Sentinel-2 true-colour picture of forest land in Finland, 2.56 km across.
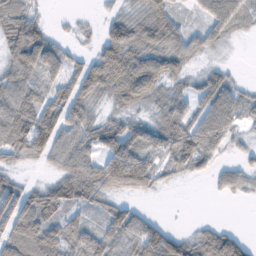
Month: February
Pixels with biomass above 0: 75%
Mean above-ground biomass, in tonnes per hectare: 52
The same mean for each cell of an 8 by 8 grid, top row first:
54 12 6 35 59 43 53 43
82 66 16 95 67 68 31 2
63 42 84 95 93 39 48 12
73 68 59 25 21 65 59 43
76 90 64 60 57 91 63 15
22 19 76 88 74 25 19 28
93 75 47 43 12 0 0 0
84 65 69 60 89 64 74 43
